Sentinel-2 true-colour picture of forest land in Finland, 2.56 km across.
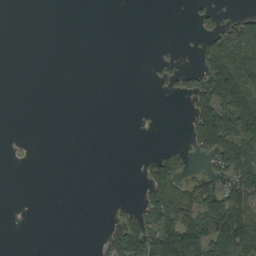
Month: September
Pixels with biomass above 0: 27%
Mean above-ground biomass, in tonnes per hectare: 36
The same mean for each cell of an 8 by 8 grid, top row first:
0 0 0 0 0 0 20 38
0 0 0 0 0 3 60 100
0 0 0 0 0 29 123 139
0 0 0 0 0 0 121 120
1 0 0 0 0 7 87 126
0 0 0 0 31 72 48 108
0 0 0 6 63 123 132 136
0 0 0 66 111 159 145 134
